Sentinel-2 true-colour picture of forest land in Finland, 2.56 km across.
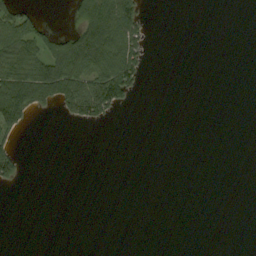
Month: September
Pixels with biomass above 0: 20%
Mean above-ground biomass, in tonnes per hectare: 25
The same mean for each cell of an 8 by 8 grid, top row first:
63 4 57 138 36 0 0 0
89 68 150 127 44 0 0 0
96 124 110 128 19 0 0 0
104 16 106 48 0 0 0 0
26 0 0 0 0 0 0 0
37 0 0 0 0 0 0 0
0 0 0 0 0 0 0 0
0 0 0 0 0 0 0 0
